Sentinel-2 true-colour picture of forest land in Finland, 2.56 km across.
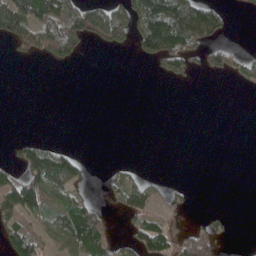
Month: May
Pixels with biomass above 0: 32%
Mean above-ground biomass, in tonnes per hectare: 39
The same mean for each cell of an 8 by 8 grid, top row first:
132 131 112 124 118 162 98 4
35 87 55 48 62 118 45 6
0 0 0 0 0 34 6 28
0 0 0 0 0 0 0 0
25 25 1 0 0 0 0 0
42 144 48 15 12 0 0 0
86 58 61 11 48 14 2 0
95 43 128 47 75 55 64 0
